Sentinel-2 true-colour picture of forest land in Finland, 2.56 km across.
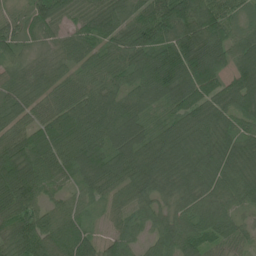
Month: June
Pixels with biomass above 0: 97%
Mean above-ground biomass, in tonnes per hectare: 71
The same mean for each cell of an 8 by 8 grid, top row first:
40 93 55 70 80 109 86 49
56 46 69 60 95 102 109 73
53 57 59 65 74 109 96 74
59 63 93 81 52 58 82 74
66 79 93 76 70 87 76 64
119 73 58 79 86 82 75 69
94 57 47 35 49 52 70 43
86 93 81 38 34 75 76 51
